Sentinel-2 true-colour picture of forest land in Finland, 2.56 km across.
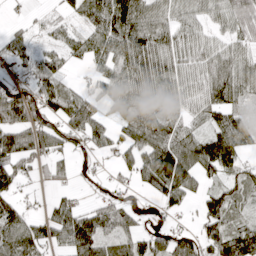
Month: April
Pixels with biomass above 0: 76%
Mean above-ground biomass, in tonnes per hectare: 61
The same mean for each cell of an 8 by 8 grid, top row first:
4 12 32 97 93 54 47 76
36 25 38 73 98 65 48 40
30 68 9 64 103 75 80 82
118 78 93 50 81 53 64 40
108 72 31 39 85 95 91 68
74 31 8 14 58 117 44 49
59 25 53 70 12 34 67 36
103 64 123 52 58 72 72 118
